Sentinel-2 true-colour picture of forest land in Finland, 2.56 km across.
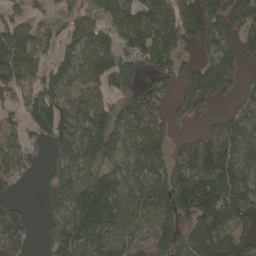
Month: April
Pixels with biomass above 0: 77%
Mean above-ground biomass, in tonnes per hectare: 109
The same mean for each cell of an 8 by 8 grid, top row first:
55 31 69 81 148 150 153 139
153 59 95 104 153 113 85 103
101 88 76 122 94 86 196 77
57 147 105 105 128 90 51 72
63 99 145 124 131 59 123 118
74 60 96 115 101 130 172 121
68 64 173 152 122 144 158 151
105 61 137 110 95 128 177 134
